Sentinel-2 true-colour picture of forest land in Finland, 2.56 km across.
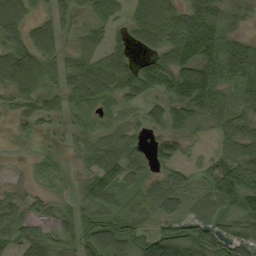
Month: September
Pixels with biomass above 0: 81%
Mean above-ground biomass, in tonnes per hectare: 54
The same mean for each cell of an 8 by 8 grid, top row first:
63 37 23 38 81 65 88 41
56 58 35 37 43 98 95 62
81 50 73 76 92 92 82 65
21 31 43 27 45 73 68 53
3 5 22 43 28 35 10 61
3 15 20 58 43 42 62 94
31 27 52 62 50 36 31 86
40 60 72 92 58 110 109 73
